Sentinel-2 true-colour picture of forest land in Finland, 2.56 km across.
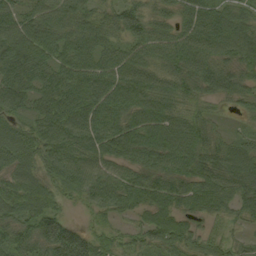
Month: September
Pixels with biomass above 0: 95%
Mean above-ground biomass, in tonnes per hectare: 73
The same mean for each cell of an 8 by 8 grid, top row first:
68 68 79 63 74 48 82 57
117 103 84 59 67 83 75 87
99 84 94 83 73 65 85 69
56 94 100 86 85 62 35 28
85 84 92 100 92 95 72 53
72 57 72 69 75 77 86 91
79 78 16 57 62 71 67 58
75 110 88 41 48 80 33 23
